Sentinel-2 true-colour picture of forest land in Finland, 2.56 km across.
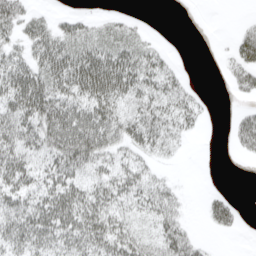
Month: April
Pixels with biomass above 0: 64%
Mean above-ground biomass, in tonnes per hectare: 36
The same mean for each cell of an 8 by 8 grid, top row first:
49 17 18 12 3 0 0 3
30 64 51 48 35 2 0 41
63 63 67 70 57 31 0 26
59 76 60 58 59 49 7 17
65 68 85 54 43 19 0 23
52 48 44 44 37 5 0 0
53 68 63 44 32 34 22 12
42 45 51 49 34 53 8 0
